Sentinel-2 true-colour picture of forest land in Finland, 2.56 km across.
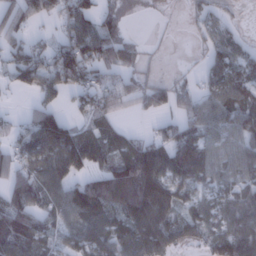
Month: January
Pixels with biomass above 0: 72%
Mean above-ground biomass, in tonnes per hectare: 63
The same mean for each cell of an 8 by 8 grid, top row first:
67 50 92 53 6 3 41 9
58 45 101 104 16 1 30 35
43 79 80 59 37 23 36 63
10 74 35 63 35 55 62 79
51 97 96 57 57 85 63 70
76 81 61 118 148 72 58 57
110 63 94 71 143 73 54 74
97 41 56 73 91 64 55 91
